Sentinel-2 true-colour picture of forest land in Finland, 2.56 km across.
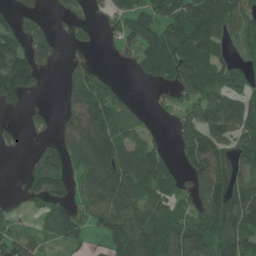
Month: June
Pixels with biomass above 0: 67%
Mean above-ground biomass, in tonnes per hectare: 74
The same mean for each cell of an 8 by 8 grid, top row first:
53 22 36 46 87 85 125 70
93 85 32 13 114 154 134 44
135 11 89 26 32 87 96 44
13 20 124 103 21 43 88 91
18 40 115 128 51 40 101 71
6 132 60 125 110 73 107 79
20 48 44 104 92 71 110 119
73 40 35 61 112 109 131 99
